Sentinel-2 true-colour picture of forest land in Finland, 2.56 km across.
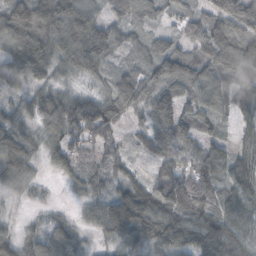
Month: October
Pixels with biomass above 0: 93%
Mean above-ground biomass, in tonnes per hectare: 72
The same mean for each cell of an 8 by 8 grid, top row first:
97 98 95 48 62 42 57 81
90 78 99 60 55 56 87 141
54 48 35 58 73 101 80 62
47 88 105 88 56 105 68 71
97 61 62 37 44 100 61 46
79 17 59 54 39 83 87 94
13 19 24 114 129 102 73 96
79 81 47 56 79 98 94 85
